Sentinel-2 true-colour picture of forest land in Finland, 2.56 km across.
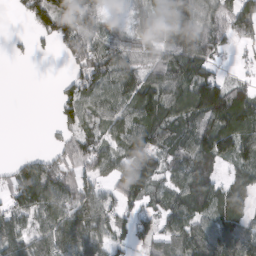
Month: March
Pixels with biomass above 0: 76%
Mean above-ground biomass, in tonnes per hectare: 70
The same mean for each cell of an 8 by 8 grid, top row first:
16 120 115 17 59 102 63 91
9 13 94 51 49 95 85 25
0 0 86 83 87 115 96 25
0 1 66 69 88 86 116 113
0 10 62 57 105 70 115 105
74 122 67 67 142 67 74 57
73 88 80 61 58 72 78 71
85 81 87 62 54 78 101 95
